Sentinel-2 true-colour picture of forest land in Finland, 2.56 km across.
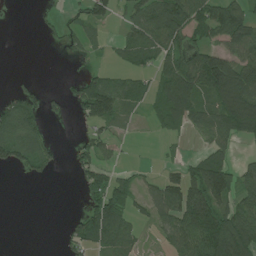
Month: July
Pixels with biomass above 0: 54%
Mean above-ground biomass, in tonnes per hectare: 58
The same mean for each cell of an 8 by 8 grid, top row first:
1 9 35 48 95 126 83 82
0 5 26 22 81 71 75 90
10 1 43 49 32 140 143 128
107 38 42 94 26 96 73 145
98 36 42 35 1 10 48 28
8 22 38 43 16 56 151 68
0 0 16 100 34 115 143 70
0 0 62 97 19 66 136 129
